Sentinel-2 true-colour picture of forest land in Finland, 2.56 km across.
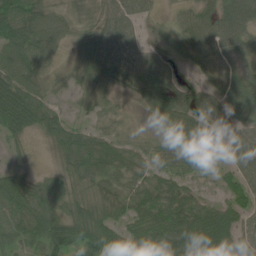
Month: June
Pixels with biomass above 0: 88%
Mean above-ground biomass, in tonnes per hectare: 53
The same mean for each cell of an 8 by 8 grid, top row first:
75 51 30 59 37 25 55 79
65 50 46 88 43 43 63 49
70 30 34 60 67 48 31 59
107 52 14 25 25 79 59 45
19 22 60 47 25 61 68 56
41 27 52 56 41 57 28 54
59 55 51 53 68 82 43 49
45 64 67 85 91 87 84 56
